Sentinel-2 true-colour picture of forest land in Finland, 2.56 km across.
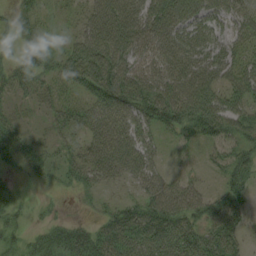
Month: August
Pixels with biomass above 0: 76%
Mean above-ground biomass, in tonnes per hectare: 48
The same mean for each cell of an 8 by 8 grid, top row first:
24 11 27 86 63 66 51 56
25 31 57 84 47 66 54 46
41 33 67 101 66 71 68 65
14 24 52 79 65 80 90 61
31 19 44 79 46 21 34 48
8 13 41 45 49 25 13 47
24 7 7 32 58 66 51 52
23 43 62 69 69 72 74 41
